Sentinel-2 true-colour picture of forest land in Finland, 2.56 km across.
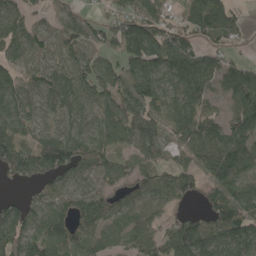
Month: May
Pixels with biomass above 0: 84%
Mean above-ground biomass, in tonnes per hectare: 86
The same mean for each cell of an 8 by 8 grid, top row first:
82 40 46 69 127 51 143 37
79 49 65 61 159 160 73 27
68 70 86 75 114 122 111 135
93 59 76 91 87 88 86 111
104 136 105 81 76 60 131 118
59 83 70 61 62 95 72 86
72 70 84 77 76 38 57 93
115 106 81 51 91 127 117 129
